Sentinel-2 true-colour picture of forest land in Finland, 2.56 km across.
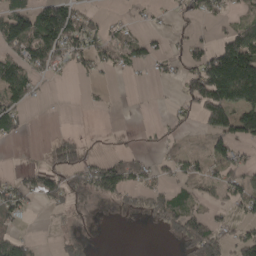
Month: April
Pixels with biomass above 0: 44%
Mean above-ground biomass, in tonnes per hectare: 45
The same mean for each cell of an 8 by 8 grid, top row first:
98 120 50 10 11 13 37 24
70 122 66 54 44 15 49 154
110 25 10 7 5 18 159 205
57 1 1 3 1 14 104 97
6 17 27 2 4 20 38 56
22 58 62 98 43 33 40 57
77 20 13 11 35 63 36 40
68 1 16 0 0 22 99 57
